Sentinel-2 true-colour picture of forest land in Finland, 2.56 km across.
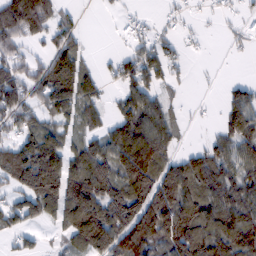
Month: February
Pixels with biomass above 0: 68%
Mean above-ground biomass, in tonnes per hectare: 81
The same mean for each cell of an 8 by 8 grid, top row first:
147 100 17 8 9 11 6 20
59 50 61 3 46 29 3 12
97 126 134 28 81 26 2 20
92 74 86 33 120 23 2 108
96 134 67 99 141 41 40 93
130 199 143 112 162 126 115 86
80 97 181 125 137 136 110 112
29 16 100 143 134 131 122 120
